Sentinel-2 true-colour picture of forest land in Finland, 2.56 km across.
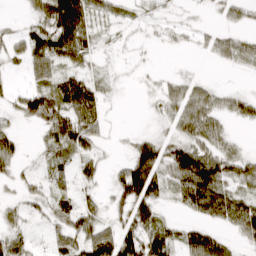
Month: March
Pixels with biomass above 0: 61%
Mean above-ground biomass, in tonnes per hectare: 29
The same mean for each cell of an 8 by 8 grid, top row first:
2 49 56 12 6 4 3 12
21 53 46 6 3 5 16 33
3 38 39 12 3 17 12 2
24 56 61 4 2 35 43 22
23 27 36 6 36 41 36 8
17 26 20 18 96 44 84 38
16 20 30 24 46 13 56 46
34 16 43 75 66 29 49 17
